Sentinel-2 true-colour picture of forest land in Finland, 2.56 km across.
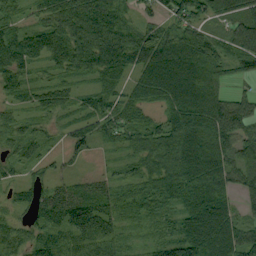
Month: September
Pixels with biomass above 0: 93%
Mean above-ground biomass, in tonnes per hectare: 81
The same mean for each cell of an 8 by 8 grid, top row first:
49 72 121 106 45 89 74 71
110 122 147 150 128 121 85 76
58 37 45 62 90 142 84 31
40 56 52 75 43 120 132 90
67 36 60 36 82 136 127 88
40 41 23 28 73 111 151 89
46 89 102 62 42 66 132 57
65 84 94 83 20 83 134 131
